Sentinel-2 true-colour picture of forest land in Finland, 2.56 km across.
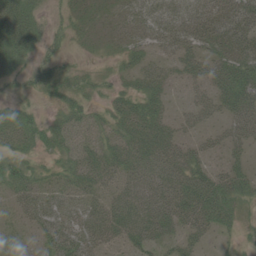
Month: June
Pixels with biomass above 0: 75%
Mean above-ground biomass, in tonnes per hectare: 33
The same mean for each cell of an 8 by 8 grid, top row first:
48 13 20 19 33 40 42 54
39 20 10 13 22 36 36 50
18 32 23 16 31 17 35 55
26 10 31 29 47 14 25 46
28 30 32 31 49 41 21 28
40 22 43 37 46 61 46 35
21 43 31 46 59 67 65 24
13 40 53 32 44 32 18 12
